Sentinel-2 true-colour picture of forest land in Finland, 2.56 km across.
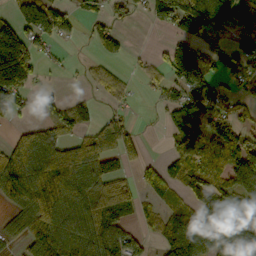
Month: October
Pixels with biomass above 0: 63%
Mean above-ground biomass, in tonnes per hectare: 91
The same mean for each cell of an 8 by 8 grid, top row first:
80 128 39 44 36 145 158 132
174 29 4 46 3 96 48 75
159 7 10 33 32 95 96 50
36 45 82 28 2 67 101 48
101 128 119 120 30 73 120 102
181 223 154 94 33 91 135 176
71 190 123 156 35 73 122 117
46 138 140 120 34 151 138 147
